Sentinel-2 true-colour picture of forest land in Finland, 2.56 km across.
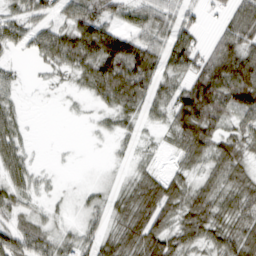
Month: March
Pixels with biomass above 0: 75%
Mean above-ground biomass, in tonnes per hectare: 47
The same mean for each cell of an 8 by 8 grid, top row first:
33 30 62 43 51 45 11 71
29 69 90 110 78 71 36 83
19 9 29 99 79 38 106 119
25 0 3 34 34 70 102 67
43 1 1 8 12 33 70 50
44 8 0 9 39 33 34 46
37 13 13 38 83 56 68 62
60 44 38 51 97 57 46 72
